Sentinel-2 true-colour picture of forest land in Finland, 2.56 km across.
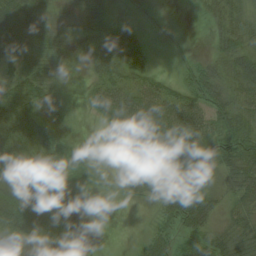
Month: August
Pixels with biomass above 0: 72%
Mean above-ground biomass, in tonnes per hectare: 38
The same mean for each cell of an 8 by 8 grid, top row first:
74 27 28 21 10 0 25 59
60 37 6 54 40 2 11 59
28 38 3 37 35 19 54 64
63 50 7 53 74 60 54 59
65 64 12 27 65 37 52 77
70 57 21 6 37 66 39 66
100 28 1 0 3 70 44 43
28 8 0 0 19 36 54 46
